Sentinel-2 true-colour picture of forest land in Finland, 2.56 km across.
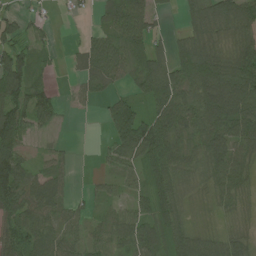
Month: July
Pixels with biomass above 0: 77%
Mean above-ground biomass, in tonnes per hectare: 68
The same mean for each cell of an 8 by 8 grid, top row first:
45 13 11 69 77 14 104 115
77 22 34 91 89 53 82 81
123 27 40 60 78 98 138 144
116 54 11 62 63 110 124 119
94 13 1 54 135 97 104 85
114 70 3 38 57 87 60 63
90 81 30 33 53 77 16 22
77 90 52 69 84 73 53 43
